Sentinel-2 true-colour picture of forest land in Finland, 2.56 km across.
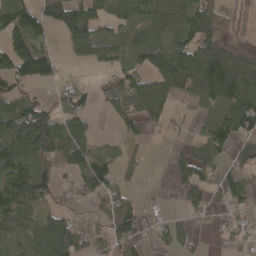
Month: April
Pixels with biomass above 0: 64%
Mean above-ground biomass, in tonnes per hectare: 57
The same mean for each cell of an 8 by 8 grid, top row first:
100 68 72 39 61 81 97 11
94 39 68 52 84 93 112 17
67 40 8 39 56 92 123 102
85 76 38 32 61 21 41 99
139 95 70 18 14 14 54 47
108 68 58 52 14 30 39 51
94 31 11 59 31 6 47 36
56 95 59 73 39 37 7 36
